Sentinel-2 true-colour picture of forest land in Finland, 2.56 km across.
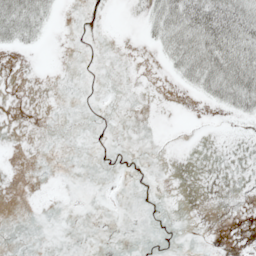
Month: May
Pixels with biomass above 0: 17%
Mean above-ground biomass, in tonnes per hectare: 7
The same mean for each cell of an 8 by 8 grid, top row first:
38 14 0 0 8 36 46 41
12 2 0 0 2 33 43 48
0 0 0 0 0 8 37 51
0 0 0 0 0 0 2 19
0 0 0 0 0 0 0 1
0 0 0 1 0 0 0 0
0 0 0 0 0 0 0 0
0 0 0 0 0 0 0 1
